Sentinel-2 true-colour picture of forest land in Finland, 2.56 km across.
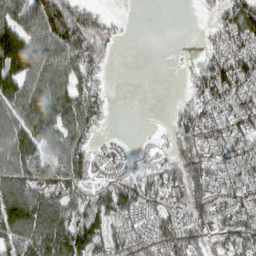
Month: March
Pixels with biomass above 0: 74%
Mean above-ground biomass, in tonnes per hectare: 81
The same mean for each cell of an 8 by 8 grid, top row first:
107 159 99 16 0 0 15 125
206 143 127 24 0 2 33 71
161 140 98 8 0 2 104 105
129 171 150 17 0 35 73 88
143 108 87 22 6 52 81 75
122 75 86 36 58 74 85 66
176 143 100 119 69 70 72 78
120 168 153 88 64 82 49 77
